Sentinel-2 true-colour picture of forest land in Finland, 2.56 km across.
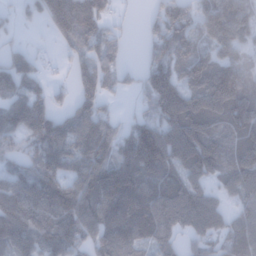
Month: January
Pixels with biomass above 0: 82%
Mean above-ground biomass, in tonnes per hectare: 104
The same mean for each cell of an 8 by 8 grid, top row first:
36 101 144 51 22 120 105 111
32 12 74 85 36 101 67 71
101 39 86 68 80 116 134 119
116 103 87 44 56 184 158 139
86 136 117 129 192 188 155 75
91 130 117 177 129 88 100 114
135 147 162 138 124 125 110 65
152 131 116 115 80 65 82 98
